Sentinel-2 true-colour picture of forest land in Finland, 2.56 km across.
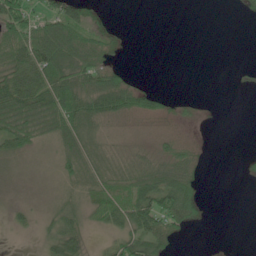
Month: June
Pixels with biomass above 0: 59%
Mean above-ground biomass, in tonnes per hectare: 30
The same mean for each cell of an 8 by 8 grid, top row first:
76 47 48 5 0 0 0 5
73 98 77 27 0 0 0 0
62 66 63 61 5 0 0 2
65 67 81 72 42 15 3 0
36 14 52 22 16 32 3 0
7 4 38 37 63 73 6 4
12 12 24 54 75 81 9 0
4 22 27 18 58 27 0 0
